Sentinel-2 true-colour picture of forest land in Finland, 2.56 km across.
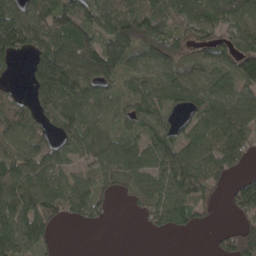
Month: April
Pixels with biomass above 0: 78%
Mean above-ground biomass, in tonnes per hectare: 79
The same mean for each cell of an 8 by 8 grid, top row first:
128 105 116 109 127 81 100 101
111 110 126 125 82 62 53 84
12 159 130 71 60 75 71 99
73 78 110 67 73 39 101 115
79 61 80 90 67 73 99 100
107 95 48 65 69 104 84 29
112 98 76 19 45 109 26 65
108 58 0 0 2 5 5 93
